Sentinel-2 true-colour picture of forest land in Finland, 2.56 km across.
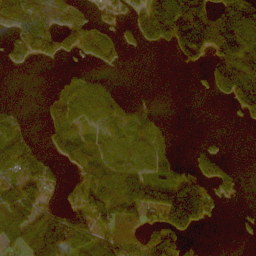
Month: October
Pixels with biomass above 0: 56%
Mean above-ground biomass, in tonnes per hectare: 87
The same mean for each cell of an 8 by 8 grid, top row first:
164 196 90 55 116 173 142 180
111 112 96 72 38 63 122 137
0 6 72 32 0 0 47 167
48 72 80 91 71 0 0 64
149 53 112 78 110 27 19 0
138 90 56 113 100 76 119 33
148 74 103 151 151 218 85 10
95 211 107 125 115 95 9 8
